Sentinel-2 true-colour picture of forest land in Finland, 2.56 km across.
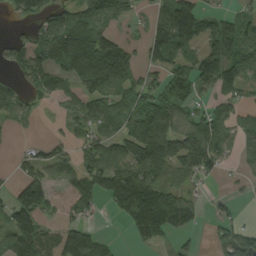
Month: August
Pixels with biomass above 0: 68%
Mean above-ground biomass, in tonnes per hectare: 92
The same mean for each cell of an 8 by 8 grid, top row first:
49 99 126 91 36 194 71 59
82 143 207 144 76 155 107 125
52 94 125 190 81 105 93 78
57 7 58 104 168 120 69 38
8 47 53 78 188 130 106 48
39 75 108 123 118 69 50 14
122 152 133 38 195 142 14 9
106 166 122 21 63 34 13 88
